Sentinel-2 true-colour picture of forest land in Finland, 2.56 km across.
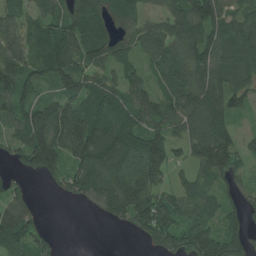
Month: July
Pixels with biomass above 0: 82%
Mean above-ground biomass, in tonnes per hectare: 96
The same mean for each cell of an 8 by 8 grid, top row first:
66 72 120 86 50 107 153 66
96 113 115 110 87 105 128 103
130 72 98 75 64 92 143 95
87 134 123 97 106 106 177 52
73 217 172 168 137 69 153 56
43 83 128 128 134 40 79 59
101 2 17 101 141 113 81 69
108 41 0 0 58 112 138 111
